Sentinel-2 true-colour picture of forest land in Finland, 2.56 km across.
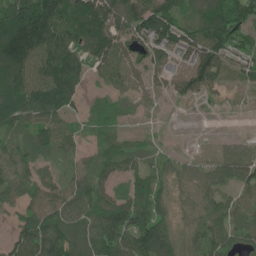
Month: June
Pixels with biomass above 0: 84%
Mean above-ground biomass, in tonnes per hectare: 91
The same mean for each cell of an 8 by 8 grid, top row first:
173 205 152 134 158 104 151 140
174 151 110 110 104 111 156 78
125 151 84 50 57 89 136 40
135 146 47 51 12 0 1 3
53 81 45 62 31 5 1 13
93 63 79 59 70 60 60 80
65 119 102 113 113 56 69 90
82 150 112 123 149 86 99 79
